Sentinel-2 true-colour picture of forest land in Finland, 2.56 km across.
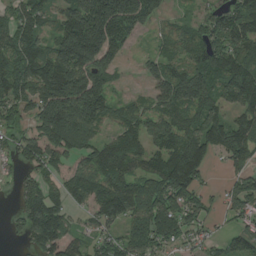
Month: August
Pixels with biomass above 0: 81%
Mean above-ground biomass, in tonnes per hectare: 110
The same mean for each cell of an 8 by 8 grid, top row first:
78 71 191 237 141 31 74 126
114 100 223 133 11 76 129 112
176 189 211 83 37 183 159 163
70 189 234 83 70 119 106 88
62 121 141 106 118 135 130 142
28 49 87 141 98 192 41 71
39 140 51 131 122 118 41 78
20 146 56 68 123 73 46 86
